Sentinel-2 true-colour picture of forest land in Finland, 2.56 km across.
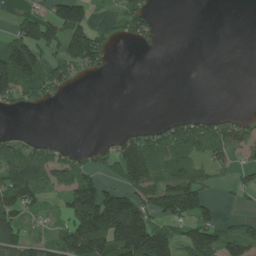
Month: July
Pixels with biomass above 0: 49%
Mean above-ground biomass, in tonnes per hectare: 68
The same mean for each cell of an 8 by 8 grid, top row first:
30 70 93 22 80 0 0 0
159 93 135 26 24 0 0 0
178 127 25 4 0 0 0 0
20 4 0 0 0 9 18 13
61 38 10 37 106 117 114 73
93 93 117 46 120 104 45 31
120 27 189 231 132 155 70 12
115 57 198 212 225 80 125 86
